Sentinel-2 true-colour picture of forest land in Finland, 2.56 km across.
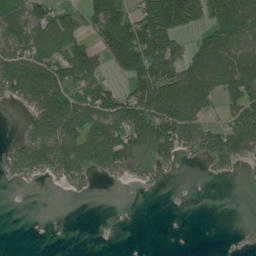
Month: July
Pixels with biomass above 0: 55%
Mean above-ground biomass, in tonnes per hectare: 71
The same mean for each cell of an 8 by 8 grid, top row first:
98 106 52 139 117 184 89 156
117 114 97 133 162 70 90 88
158 177 100 32 129 113 101 94
12 166 128 110 119 119 44 102
38 111 132 141 73 102 87 118
35 51 62 34 14 5 12 9
1 0 0 0 0 0 0 0
0 0 0 0 0 0 0 2
